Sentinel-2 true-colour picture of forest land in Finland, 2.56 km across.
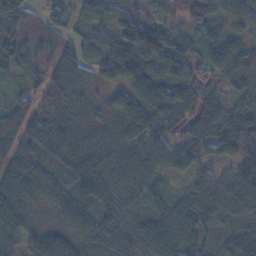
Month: November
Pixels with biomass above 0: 92%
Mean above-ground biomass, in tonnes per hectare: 71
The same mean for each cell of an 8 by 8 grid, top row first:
66 63 34 63 92 19 76 69
62 55 54 75 151 96 61 68
26 70 73 64 129 122 48 64
77 79 30 44 128 104 106 61
72 98 36 40 79 62 75 107
99 71 80 57 69 37 52 102
69 29 63 43 46 82 103 75
50 65 47 52 81 96 54 116
